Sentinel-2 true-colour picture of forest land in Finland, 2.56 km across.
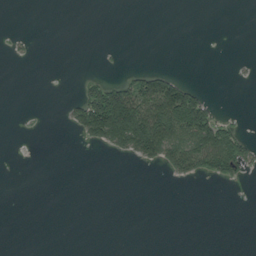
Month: August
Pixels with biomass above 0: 16%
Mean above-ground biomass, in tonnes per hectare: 24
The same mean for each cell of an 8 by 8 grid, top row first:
0 0 0 0 0 0 0 0
5 0 0 1 0 0 0 0
0 0 16 34 80 63 0 2
0 0 70 256 156 187 85 1
0 0 9 71 144 112 119 70
0 0 0 0 0 27 27 21
0 0 0 0 0 0 0 0
0 0 0 0 0 0 0 0
